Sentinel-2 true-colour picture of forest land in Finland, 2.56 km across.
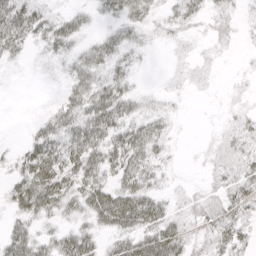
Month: April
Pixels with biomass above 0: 72%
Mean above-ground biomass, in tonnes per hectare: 23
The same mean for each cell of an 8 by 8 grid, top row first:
45 24 15 17 24 23 18 10
28 21 18 28 11 8 7 4
1 3 30 27 2 7 7 4
1 14 37 44 18 7 1 9
6 42 48 37 42 6 5 20
25 57 43 29 36 5 9 25
26 33 27 62 48 14 24 26
34 21 41 18 41 39 21 27
